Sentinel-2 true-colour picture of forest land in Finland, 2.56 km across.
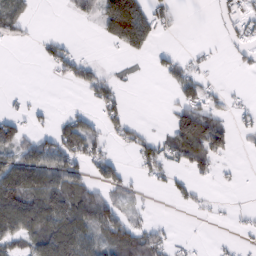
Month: February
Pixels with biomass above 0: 42%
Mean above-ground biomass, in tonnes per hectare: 42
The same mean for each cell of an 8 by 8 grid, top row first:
58 0 19 140 92 19 2 33
7 21 9 17 41 10 7 19
0 5 40 26 2 41 18 1
16 7 25 37 0 48 68 19
69 61 74 18 39 77 114 6
109 90 56 55 19 21 20 5
141 141 100 59 10 9 10 8
72 151 121 76 73 13 4 8
